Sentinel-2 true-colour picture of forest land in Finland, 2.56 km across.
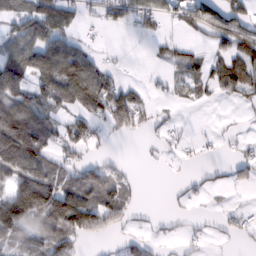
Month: February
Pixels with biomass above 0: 54%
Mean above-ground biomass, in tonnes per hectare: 50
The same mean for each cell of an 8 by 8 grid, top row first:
71 111 33 41 59 34 80 64
77 101 47 3 2 32 21 68
95 99 134 43 7 32 52 86
122 59 54 88 33 6 1 7
193 54 47 7 7 11 8 17
86 82 58 47 1 3 12 23
155 140 138 87 9 7 5 13
54 69 44 16 27 16 12 9
